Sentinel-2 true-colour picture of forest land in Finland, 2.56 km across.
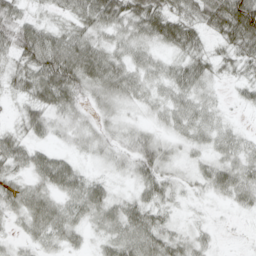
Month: April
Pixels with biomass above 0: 80%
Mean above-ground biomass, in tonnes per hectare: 27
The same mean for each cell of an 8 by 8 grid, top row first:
34 9 31 54 54 40 50 108
42 62 55 25 22 32 16 39
22 61 50 46 21 27 21 17
10 33 16 12 9 26 13 5
34 16 9 13 31 11 15 18
20 41 32 11 28 10 29 34
25 41 30 32 32 9 4 14
11 22 13 28 38 22 10 1
